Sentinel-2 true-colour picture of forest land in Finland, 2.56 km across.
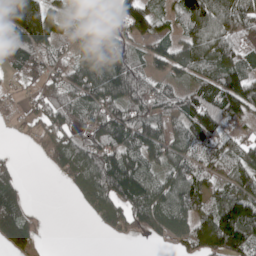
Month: May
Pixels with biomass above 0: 76%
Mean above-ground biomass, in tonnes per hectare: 90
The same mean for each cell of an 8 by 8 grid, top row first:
185 118 100 84 98 67 152 127
140 90 73 114 44 78 125 81
30 80 120 167 105 51 83 136
22 87 96 113 110 90 137 111
6 71 76 137 135 82 118 76
41 6 89 107 81 97 71 96
83 0 24 107 106 109 93 186
91 8 0 19 19 62 157 177
